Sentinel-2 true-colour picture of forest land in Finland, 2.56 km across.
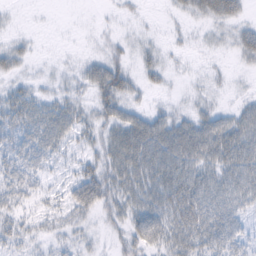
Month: February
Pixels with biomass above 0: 64%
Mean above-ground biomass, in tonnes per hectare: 24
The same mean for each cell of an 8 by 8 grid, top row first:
3 0 0 4 5 9 27 22
17 1 1 15 12 6 7 30
14 7 16 53 16 4 7 2
43 37 25 31 18 15 19 25
28 37 16 35 59 55 50 45
31 15 28 34 42 50 34 40
22 13 38 26 36 39 46 29
24 14 14 10 36 34 37 24
